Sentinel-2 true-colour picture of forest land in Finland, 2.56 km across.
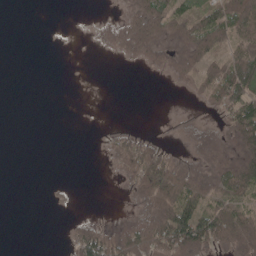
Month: May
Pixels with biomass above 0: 45%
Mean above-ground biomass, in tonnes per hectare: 37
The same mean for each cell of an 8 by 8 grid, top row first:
0 0 1 11 90 70 64 107
0 1 1 28 66 46 82 70
0 0 0 0 1 25 65 118
0 0 0 0 0 4 12 96
0 0 0 28 52 7 38 73
0 0 0 8 92 105 62 111
0 3 2 1 36 107 68 81
0 0 79 68 86 110 93 93
